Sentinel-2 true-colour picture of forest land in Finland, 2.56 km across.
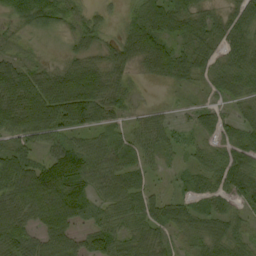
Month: September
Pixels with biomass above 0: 85%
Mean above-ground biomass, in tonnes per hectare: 53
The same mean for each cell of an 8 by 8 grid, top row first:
56 66 32 14 70 74 41 59
22 8 39 39 87 50 50 72
95 68 90 47 14 43 38 65
94 100 91 44 23 14 35 32
55 41 45 45 49 27 34 67
88 93 78 62 31 14 51 72
75 82 66 48 52 47 37 36
73 60 41 62 55 31 56 46
